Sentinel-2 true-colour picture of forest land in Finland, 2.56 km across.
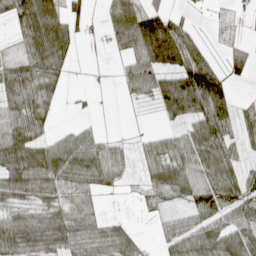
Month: April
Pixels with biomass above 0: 68%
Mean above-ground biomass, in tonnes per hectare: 47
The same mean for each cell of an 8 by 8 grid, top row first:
53 92 32 25 65 29 14 23
23 86 12 15 98 85 25 37
71 59 0 2 74 80 106 21
72 35 5 0 2 60 84 28
86 52 59 25 18 40 79 29
87 88 69 36 21 49 51 34
55 55 60 0 8 20 61 50
65 68 64 61 15 54 68 70
